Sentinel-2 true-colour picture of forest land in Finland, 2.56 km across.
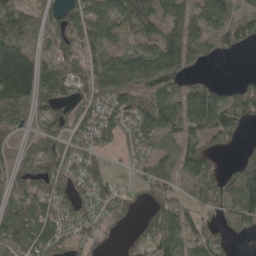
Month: May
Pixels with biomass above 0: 78%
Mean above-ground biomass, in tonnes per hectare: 87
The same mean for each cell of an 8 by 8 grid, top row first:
71 61 105 122 105 70 106 63
120 51 94 60 71 110 58 42
234 102 75 148 103 97 41 30
94 72 87 108 133 136 164 119
45 71 73 53 79 69 65 45
82 123 82 39 48 72 94 140
115 81 86 73 35 75 78 144
128 165 65 8 68 106 83 37
